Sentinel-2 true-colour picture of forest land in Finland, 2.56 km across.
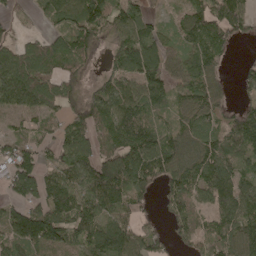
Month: April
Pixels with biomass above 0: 81%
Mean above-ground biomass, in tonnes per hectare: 90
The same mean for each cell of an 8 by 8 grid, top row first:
30 62 122 106 79 34 119 106
72 91 87 53 130 53 118 15
148 100 68 81 120 71 87 45
76 68 100 135 100 63 87 53
83 39 81 110 140 91 88 90
131 77 99 153 118 101 116 91
68 131 112 106 46 56 70 119
115 134 88 142 85 43 56 101
